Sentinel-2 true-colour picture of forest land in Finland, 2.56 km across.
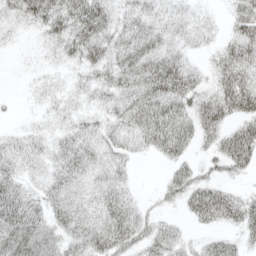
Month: April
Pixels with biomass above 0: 78%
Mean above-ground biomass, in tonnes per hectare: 37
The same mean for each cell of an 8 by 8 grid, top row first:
34 60 69 42 43 28 12 47
6 19 51 45 56 34 19 52
1 11 16 40 63 72 26 59
3 13 19 32 62 57 57 50
23 21 41 32 31 56 23 68
34 28 33 34 0 36 20 15
68 39 36 50 20 15 69 50
54 37 44 59 43 30 21 23
